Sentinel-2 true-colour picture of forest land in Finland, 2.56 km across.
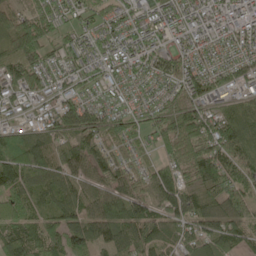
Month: May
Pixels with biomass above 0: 90%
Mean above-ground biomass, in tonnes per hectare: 80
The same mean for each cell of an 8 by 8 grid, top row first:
70 65 47 55 71 80 85 93
113 64 73 83 75 61 60 74
88 64 53 53 50 80 98 84
46 60 132 48 46 102 96 65
85 74 108 57 33 107 106 89
117 87 88 85 57 86 110 87
69 58 86 96 85 114 91 90
84 76 101 96 95 77 94 64
